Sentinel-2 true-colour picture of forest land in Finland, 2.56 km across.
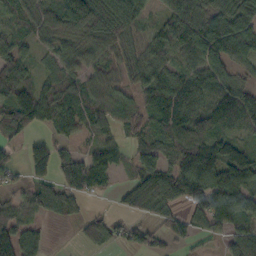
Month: October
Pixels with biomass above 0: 78%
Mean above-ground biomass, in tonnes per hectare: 65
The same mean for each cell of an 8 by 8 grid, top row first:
32 56 147 102 41 88 95 83
69 35 43 51 56 78 132 116
90 45 45 40 73 69 77 44
73 74 57 64 53 92 79 99
29 40 24 41 64 83 121 63
23 43 82 33 84 83 141 99
60 63 23 10 56 33 87 83
110 24 28 46 41 30 27 67
